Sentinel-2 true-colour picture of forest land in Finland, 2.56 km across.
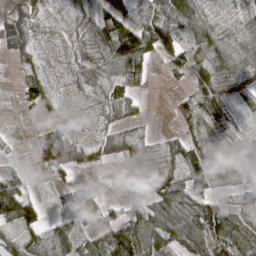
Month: March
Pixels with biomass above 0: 75%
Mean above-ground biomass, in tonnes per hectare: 42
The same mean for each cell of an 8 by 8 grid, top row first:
29 18 45 89 45 57 21 18
38 6 41 77 99 65 34 26
13 25 30 72 34 11 63 39
4 19 8 39 12 23 61 15
3 74 28 33 25 30 55 32
32 12 12 2 51 60 75 25
100 19 54 17 52 88 63 45
33 100 25 77 92 65 75 76
